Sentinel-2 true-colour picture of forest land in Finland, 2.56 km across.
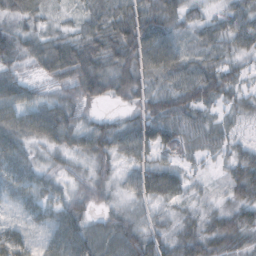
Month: October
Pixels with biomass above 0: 94%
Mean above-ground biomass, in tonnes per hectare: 45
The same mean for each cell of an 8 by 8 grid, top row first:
39 24 32 66 73 54 29 46
49 50 58 66 88 50 43 37
47 34 73 55 52 58 65 32
66 61 37 12 42 62 29 29
52 39 40 60 53 43 38 22
53 30 24 30 58 43 12 57
31 37 34 26 25 22 21 50
54 39 56 54 53 44 55 45
